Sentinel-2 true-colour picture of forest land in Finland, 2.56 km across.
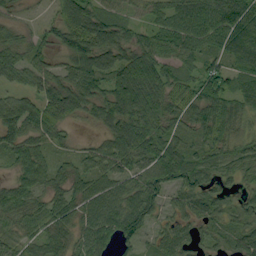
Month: September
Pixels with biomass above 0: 90%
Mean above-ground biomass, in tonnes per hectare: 62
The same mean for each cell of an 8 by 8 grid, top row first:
24 19 104 61 44 74 87 87
46 39 95 91 70 71 52 94
45 65 77 77 116 67 90 63
59 62 47 72 95 61 79 58
63 44 17 58 84 57 55 47
44 52 45 60 68 69 60 34
66 45 42 75 90 44 63 42
37 61 54 71 41 76 39 55
